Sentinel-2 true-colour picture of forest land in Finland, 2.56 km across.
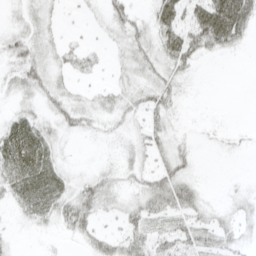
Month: April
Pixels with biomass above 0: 60%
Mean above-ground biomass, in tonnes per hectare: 19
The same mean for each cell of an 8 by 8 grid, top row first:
11 16 3 23 12 38 58 53
23 20 14 8 26 45 29 12
20 26 7 9 22 23 0 0
17 17 26 20 25 15 0 0
47 29 1 6 18 18 2 4
38 41 12 18 20 33 1 1
15 30 41 13 28 29 14 12
5 2 12 22 28 30 19 14
